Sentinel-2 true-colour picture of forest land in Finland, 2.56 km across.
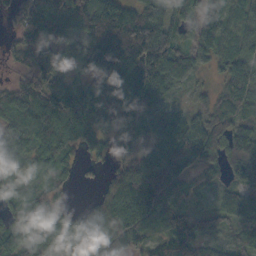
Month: October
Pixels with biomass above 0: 89%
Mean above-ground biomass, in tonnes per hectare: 87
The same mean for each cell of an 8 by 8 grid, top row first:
51 141 141 191 132 95 81 71
35 79 54 216 212 93 75 75
45 87 58 98 128 60 24 105
77 104 147 71 71 35 70 72
35 103 66 38 33 99 97 100
48 65 31 46 169 105 51 81
56 86 40 98 147 75 44 84
77 76 136 160 101 131 49 46
